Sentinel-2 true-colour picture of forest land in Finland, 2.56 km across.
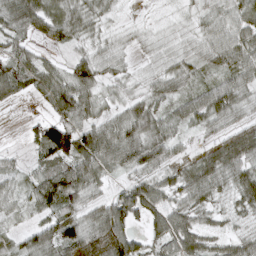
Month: April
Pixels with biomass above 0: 86%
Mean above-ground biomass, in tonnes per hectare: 53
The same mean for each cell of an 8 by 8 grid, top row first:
79 71 58 22 3 12 39 51
45 23 31 34 22 37 51 69
77 57 77 30 33 55 36 61
4 29 72 36 59 45 79 44
5 130 98 93 97 40 26 94
32 74 88 31 52 46 68 60
31 60 57 71 80 55 42 40
30 63 90 97 40 81 40 44
